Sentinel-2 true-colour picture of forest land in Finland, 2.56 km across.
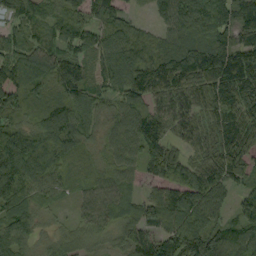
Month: September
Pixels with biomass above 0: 92%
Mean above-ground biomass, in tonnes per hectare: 103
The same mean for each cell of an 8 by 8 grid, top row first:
93 87 93 94 18 120 145 168
98 83 80 117 101 117 134 151
112 96 132 105 132 135 147 161
91 106 98 60 112 98 102 116
142 157 78 66 110 71 112 135
141 118 51 71 66 95 109 84
89 43 41 90 95 131 107 78
107 43 66 60 103 144 159 103
